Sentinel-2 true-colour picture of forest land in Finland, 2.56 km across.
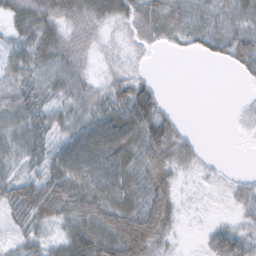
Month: February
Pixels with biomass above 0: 79%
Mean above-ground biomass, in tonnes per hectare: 40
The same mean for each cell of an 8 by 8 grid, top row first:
48 62 58 52 50 40 30 38
36 55 43 16 19 12 27 46
43 45 42 34 25 0 0 6
60 44 49 56 65 11 0 9
40 40 86 81 58 48 1 1
35 55 70 62 63 27 11 9
51 70 64 65 61 34 6 21
25 28 74 78 86 14 31 48
